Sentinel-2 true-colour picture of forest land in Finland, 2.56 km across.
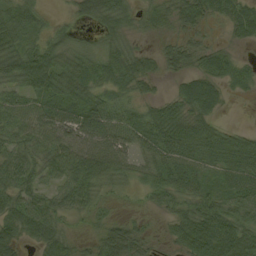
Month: August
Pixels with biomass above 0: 85%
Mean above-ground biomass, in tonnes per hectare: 45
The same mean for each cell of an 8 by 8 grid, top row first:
55 13 26 46 22 50 43 58
55 48 28 34 13 47 32 13
48 69 63 41 46 25 56 33
59 61 67 56 44 52 47 1
48 53 53 59 48 70 63 53
58 39 61 47 31 53 27 61
51 49 39 16 13 41 60 57
43 50 18 69 24 32 83 65
